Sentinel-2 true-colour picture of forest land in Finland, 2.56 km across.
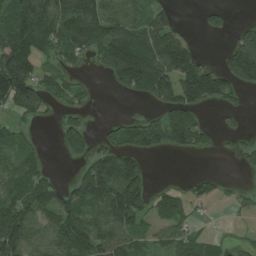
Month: July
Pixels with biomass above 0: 60%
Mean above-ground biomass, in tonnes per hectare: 65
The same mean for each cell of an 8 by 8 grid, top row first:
87 102 153 96 60 27 29 0
129 58 80 134 135 106 0 112
175 60 20 40 136 109 116 81
51 32 38 1 11 85 18 26
59 4 77 46 72 55 27 11
80 33 51 123 58 3 21 5
79 83 88 151 71 73 14 23
142 70 98 94 49 57 43 20
